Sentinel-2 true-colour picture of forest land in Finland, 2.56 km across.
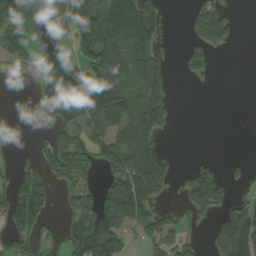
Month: September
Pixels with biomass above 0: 51%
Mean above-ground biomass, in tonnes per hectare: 77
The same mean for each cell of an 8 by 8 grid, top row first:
90 86 141 132 169 1 141 7
108 53 102 115 110 14 97 3
4 140 131 178 118 9 10 0
0 147 176 181 166 13 0 0
1 69 98 127 133 0 0 0
48 54 53 81 144 42 137 22
77 40 72 129 74 43 118 62
50 24 130 149 52 64 28 160
